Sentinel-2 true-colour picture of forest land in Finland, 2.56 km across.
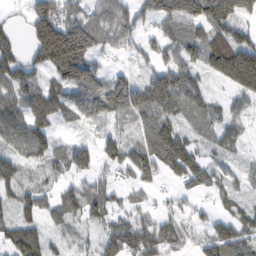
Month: February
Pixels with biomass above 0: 80%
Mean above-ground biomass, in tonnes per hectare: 84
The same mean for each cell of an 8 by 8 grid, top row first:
15 170 117 131 67 138 159 86
50 209 194 57 59 80 116 151
101 59 158 102 77 119 44 149
93 115 79 117 93 78 67 44
72 82 53 72 70 134 42 36
30 51 68 47 79 73 83 29
75 59 101 71 50 40 28 54
102 47 13 94 110 62 67 87
